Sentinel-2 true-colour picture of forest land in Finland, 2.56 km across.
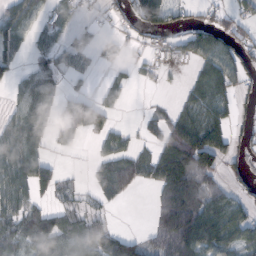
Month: October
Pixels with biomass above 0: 48%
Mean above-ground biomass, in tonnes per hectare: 36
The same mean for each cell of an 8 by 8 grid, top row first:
67 33 19 15 78 28 20 42
58 31 31 27 15 31 56 31
27 58 15 25 12 3 0 17
41 62 95 37 7 9 1 12
78 43 25 4 15 40 37 20
69 54 6 64 49 13 22 22
49 35 39 12 0 25 72 52
51 74 73 50 16 34 93 51
